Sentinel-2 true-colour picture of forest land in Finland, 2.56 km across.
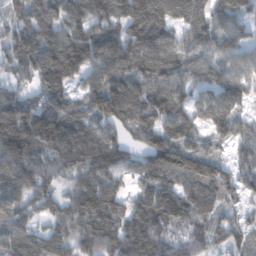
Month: February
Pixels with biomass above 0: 91%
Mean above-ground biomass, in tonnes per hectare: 128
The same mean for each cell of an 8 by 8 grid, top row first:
98 159 137 142 174 136 128 97
159 176 180 149 142 122 112 96
93 175 84 143 109 103 88 104
178 199 114 186 152 148 85 77
240 200 174 149 106 168 61 88
152 106 124 122 86 142 159 102
105 90 161 149 125 160 129 58
138 138 141 139 24 59 97 61
